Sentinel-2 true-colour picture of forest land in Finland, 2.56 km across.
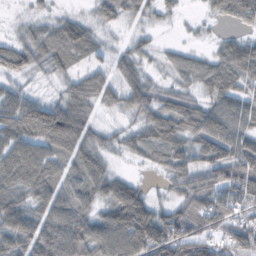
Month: October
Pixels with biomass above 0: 81%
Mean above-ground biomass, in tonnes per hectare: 54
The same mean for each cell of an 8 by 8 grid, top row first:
4 20 20 41 29 12 20 65
48 59 66 17 23 16 12 60
26 14 45 49 39 28 61 52
91 62 62 20 55 73 51 67
79 69 65 22 44 55 70 76
82 62 48 45 8 50 53 91
63 67 61 90 92 48 79 59
67 95 96 108 120 103 49 64
